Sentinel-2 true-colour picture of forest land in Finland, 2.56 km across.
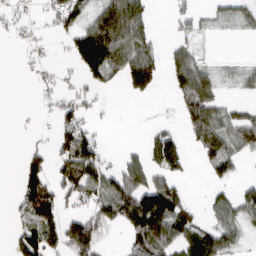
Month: March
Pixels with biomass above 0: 50%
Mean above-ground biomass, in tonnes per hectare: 55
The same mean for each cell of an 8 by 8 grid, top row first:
26 30 59 98 61 26 17 34
8 12 96 125 74 36 9 0
1 17 28 40 110 65 63 24
3 9 57 4 1 17 104 48
0 25 124 3 42 80 85 79
25 87 118 66 83 53 27 23
39 112 42 102 173 106 31 70
68 105 145 12 84 82 94 37
